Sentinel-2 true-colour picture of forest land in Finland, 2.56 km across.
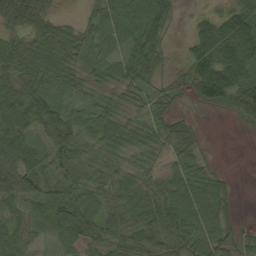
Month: September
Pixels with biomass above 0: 85%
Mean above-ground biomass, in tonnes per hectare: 47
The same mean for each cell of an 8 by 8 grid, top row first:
57 37 15 50 77 25 34 77
48 56 48 37 83 6 91 91
51 45 35 38 60 19 101 75
71 74 40 38 31 22 12 58
69 57 52 47 49 39 8 0
72 41 39 44 33 44 36 3
28 61 64 42 65 84 61 12
36 27 44 53 68 64 53 31
